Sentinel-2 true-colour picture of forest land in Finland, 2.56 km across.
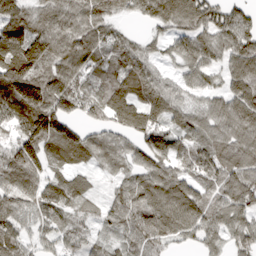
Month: March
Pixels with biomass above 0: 89%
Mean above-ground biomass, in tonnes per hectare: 89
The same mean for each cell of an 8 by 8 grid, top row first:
93 79 93 61 70 134 98 76
159 114 105 87 49 64 91 109
168 110 86 96 98 45 53 102
124 143 68 108 115 70 75 114
95 107 103 57 95 78 83 86
111 81 57 36 92 87 87 89
83 93 54 66 121 150 98 95
90 48 63 43 83 67 63 72
